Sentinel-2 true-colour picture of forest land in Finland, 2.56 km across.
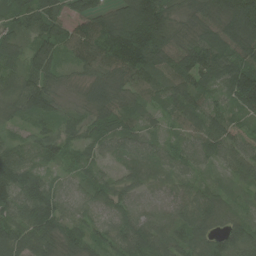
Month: July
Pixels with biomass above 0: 97%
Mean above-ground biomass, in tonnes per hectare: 91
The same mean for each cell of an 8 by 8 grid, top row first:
86 103 83 130 248 76 124 184
72 102 94 145 228 113 116 134
78 87 48 102 88 94 88 193
66 86 44 101 58 62 83 51
52 81 62 78 70 46 89 62
136 59 51 47 67 47 24 54
118 162 61 75 52 48 108 33
124 96 73 59 114 84 97 103
